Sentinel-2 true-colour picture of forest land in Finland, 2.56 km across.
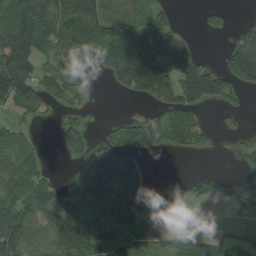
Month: August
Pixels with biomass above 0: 60%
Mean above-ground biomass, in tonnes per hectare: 65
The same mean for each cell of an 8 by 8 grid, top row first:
87 102 153 96 60 27 29 0
129 58 80 134 135 106 0 112
175 60 20 40 136 109 116 81
51 32 38 1 11 85 18 26
59 4 77 46 72 55 27 11
80 33 51 123 58 3 21 5
79 83 88 151 71 73 14 23
142 70 98 94 49 57 43 20
